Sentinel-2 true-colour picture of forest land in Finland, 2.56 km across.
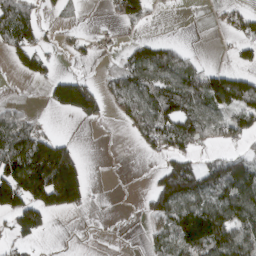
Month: March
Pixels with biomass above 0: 48%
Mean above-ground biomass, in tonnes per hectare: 62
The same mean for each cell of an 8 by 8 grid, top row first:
91 12 9 15 43 2 3 39
63 24 21 8 50 37 0 34
5 47 69 42 98 102 86 72
34 18 115 23 102 104 95 96
131 101 14 1 47 92 40 29
145 203 109 1 2 130 97 121
114 108 52 1 22 112 111 135
43 9 2 1 17 124 168 129
